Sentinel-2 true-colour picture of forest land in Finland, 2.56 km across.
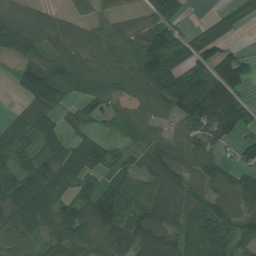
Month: July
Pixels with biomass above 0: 82%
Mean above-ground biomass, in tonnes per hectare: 76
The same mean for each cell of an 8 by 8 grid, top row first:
67 48 35 40 47 50 17 34
63 56 78 59 116 90 77 23
40 94 67 81 117 95 136 97
18 51 49 58 74 95 153 92
55 55 56 38 68 82 82 50
82 95 72 49 63 116 100 62
140 90 89 116 79 110 88 97
79 67 86 90 125 103 93 54
